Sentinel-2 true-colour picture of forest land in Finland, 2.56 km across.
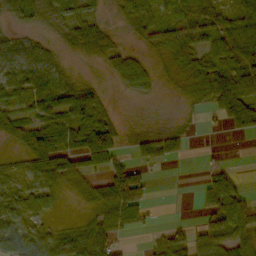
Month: October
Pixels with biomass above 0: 66%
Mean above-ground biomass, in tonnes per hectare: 47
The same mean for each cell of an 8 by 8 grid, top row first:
37 30 54 9 59 45 65 58
42 18 37 35 23 99 54 82
48 49 13 19 36 14 89 99
33 64 69 17 1 4 28 81
23 81 69 70 25 27 0 1
36 62 54 71 39 0 38 24
50 32 11 96 57 0 73 92
116 81 96 73 6 53 76 75
